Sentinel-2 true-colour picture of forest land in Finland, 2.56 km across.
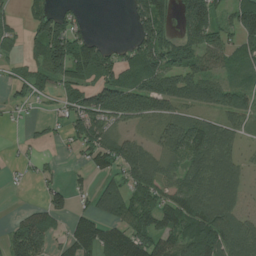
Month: July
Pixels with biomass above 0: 69%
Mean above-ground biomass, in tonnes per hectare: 75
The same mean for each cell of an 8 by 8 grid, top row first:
23 84 30 0 107 79 122 91
26 138 109 38 100 105 103 60
33 77 74 99 122 92 76 29
14 9 89 133 127 64 51 71
5 15 62 80 49 117 116 39
6 22 18 57 118 58 116 57
7 74 27 109 101 105 118 47
92 69 127 119 114 108 145 125
